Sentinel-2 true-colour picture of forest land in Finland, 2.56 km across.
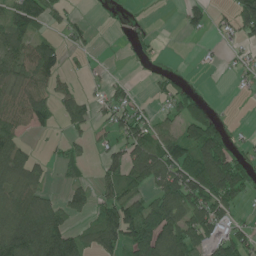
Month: June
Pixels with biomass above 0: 55%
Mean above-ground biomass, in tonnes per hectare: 55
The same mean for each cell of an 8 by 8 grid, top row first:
79 58 13 3 3 3 41 69
75 58 19 1 19 0 3 15
65 67 11 20 4 23 0 10
70 50 59 45 29 41 30 0
63 7 22 41 87 94 134 11
81 24 28 55 86 106 152 85
103 82 47 79 93 118 112 33
126 122 60 79 136 122 71 62
